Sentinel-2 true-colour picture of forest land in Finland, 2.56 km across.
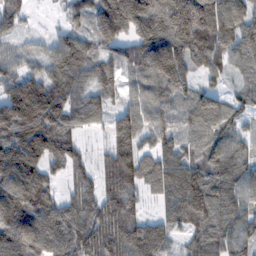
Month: February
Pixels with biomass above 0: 92%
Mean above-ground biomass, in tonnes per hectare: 115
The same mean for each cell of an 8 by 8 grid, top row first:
90 9 67 195 167 223 189 112
51 66 125 103 159 159 146 100
116 114 98 93 105 121 54 47
177 188 100 72 95 64 109 78
193 168 68 107 80 81 80 88
156 79 79 133 109 139 128 126
151 110 118 131 46 117 132 121
160 129 138 143 158 68 121 119
